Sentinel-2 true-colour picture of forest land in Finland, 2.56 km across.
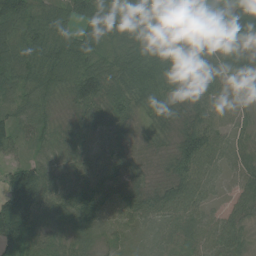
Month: July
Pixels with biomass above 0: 94%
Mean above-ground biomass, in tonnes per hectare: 71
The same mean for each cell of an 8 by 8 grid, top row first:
135 69 76 84 63 94 7 130
100 96 94 80 89 99 55 50
82 91 119 84 90 68 55 45
53 48 63 75 40 47 67 42
41 51 52 61 22 62 91 31
107 75 75 60 42 71 59 55
171 103 115 68 75 86 38 51
97 73 62 36 31 56 57 49
